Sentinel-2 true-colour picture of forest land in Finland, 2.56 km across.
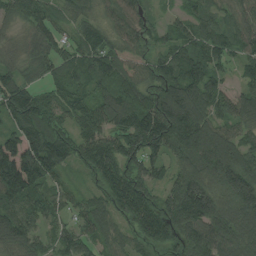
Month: August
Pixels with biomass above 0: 95%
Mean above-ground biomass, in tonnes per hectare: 111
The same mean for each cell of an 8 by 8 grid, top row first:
74 81 70 72 85 51 72 62
47 104 116 101 69 105 128 67
91 65 88 119 91 144 132 49
145 85 92 122 163 202 118 94
129 169 108 116 177 136 182 110
228 130 32 154 124 107 158 205
120 86 65 110 162 175 190 157
100 53 79 68 79 88 115 90
